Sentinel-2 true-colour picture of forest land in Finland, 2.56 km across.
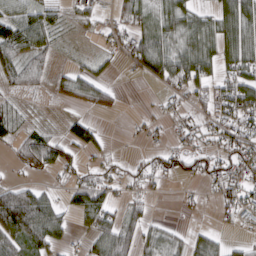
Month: March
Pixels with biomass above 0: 58%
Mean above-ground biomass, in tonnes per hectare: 42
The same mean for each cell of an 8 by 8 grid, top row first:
55 47 23 21 51 57 34 77
75 40 3 26 81 58 64 76
42 24 54 15 21 67 59 62
26 4 16 22 8 24 31 76
45 71 54 8 16 22 27 54
8 18 34 28 35 27 42 62
158 78 54 46 26 6 7 68
81 62 13 71 42 23 37 13
